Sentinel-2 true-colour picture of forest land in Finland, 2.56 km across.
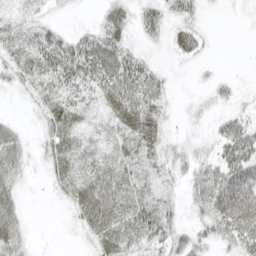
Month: April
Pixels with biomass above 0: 71%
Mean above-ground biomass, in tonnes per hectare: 31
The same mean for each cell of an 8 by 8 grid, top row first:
20 13 2 28 30 24 4 2
32 47 49 60 12 27 8 0
23 36 46 64 54 5 9 6
3 33 33 37 65 9 12 18
46 27 31 34 57 17 15 57
36 18 43 46 42 22 42 73
39 1 36 53 51 20 47 97
45 1 9 42 41 34 26 48
